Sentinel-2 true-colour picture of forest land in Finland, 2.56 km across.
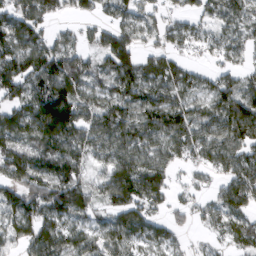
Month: February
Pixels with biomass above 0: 83%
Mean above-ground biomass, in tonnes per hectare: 82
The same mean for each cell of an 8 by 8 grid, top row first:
103 76 43 51 54 39 55 62
111 111 65 122 50 53 42 55
124 132 94 72 77 77 51 78
89 180 121 85 89 100 69 125
104 115 102 89 81 86 85 92
111 128 82 100 109 28 34 94
112 132 104 73 77 39 46 88
78 117 77 74 59 36 20 47
